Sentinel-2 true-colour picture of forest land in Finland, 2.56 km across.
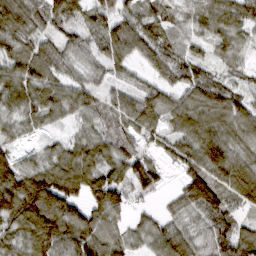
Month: March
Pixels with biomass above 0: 91%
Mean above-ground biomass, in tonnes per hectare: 69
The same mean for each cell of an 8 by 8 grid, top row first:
115 80 52 73 71 35 56 77
83 62 58 91 88 56 44 41
106 79 54 45 34 58 63 32
78 73 65 56 86 71 87 75
41 27 64 62 36 53 91 63
117 110 100 68 70 19 83 85
122 137 80 91 16 36 72 44
65 105 99 57 48 91 67 84
